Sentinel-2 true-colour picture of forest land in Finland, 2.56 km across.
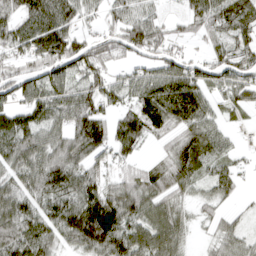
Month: April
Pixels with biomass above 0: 83%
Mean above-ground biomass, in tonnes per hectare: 75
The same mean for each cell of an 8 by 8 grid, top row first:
74 107 69 54 70 23 83 81
75 123 90 61 81 39 33 63
82 93 82 56 74 99 60 72
84 95 111 55 106 97 56 33
102 81 100 89 42 56 75 15
91 117 89 45 52 75 51 35
107 87 133 115 92 53 27 15
112 90 115 114 95 78 20 52
